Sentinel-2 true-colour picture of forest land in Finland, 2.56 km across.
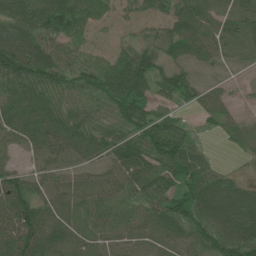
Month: July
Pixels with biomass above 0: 87%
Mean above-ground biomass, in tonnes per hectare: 52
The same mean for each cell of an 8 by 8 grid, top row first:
75 90 74 27 24 58 42 43
92 69 39 16 33 43 52 27
79 74 58 72 56 43 11 6
67 75 55 48 48 22 34 20
34 58 65 62 66 71 12 35
49 44 29 44 65 52 54 20
87 47 40 59 53 65 82 88
91 69 34 49 42 51 71 94
